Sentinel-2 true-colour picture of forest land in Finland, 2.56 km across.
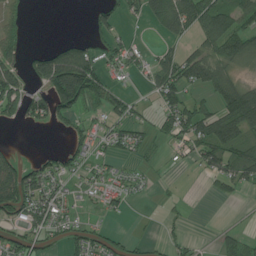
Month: July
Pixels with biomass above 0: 51%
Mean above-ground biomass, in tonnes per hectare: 55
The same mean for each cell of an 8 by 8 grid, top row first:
27 0 0 50 43 99 117 83
59 40 81 43 22 35 61 74
107 137 209 40 25 95 74 41
76 89 75 55 21 94 67 134
13 1 51 38 29 33 103 86
138 81 28 26 15 3 34 76
142 86 20 29 1 11 0 2
68 48 63 46 19 24 4 42
